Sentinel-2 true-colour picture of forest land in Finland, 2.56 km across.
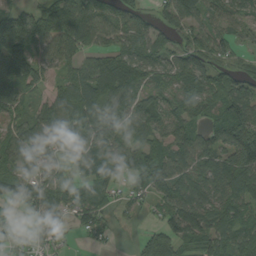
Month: August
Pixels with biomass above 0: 83%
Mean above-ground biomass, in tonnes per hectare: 77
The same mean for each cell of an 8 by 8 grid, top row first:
89 99 116 76 54 80 70 59
157 140 75 60 83 59 76 40
145 38 96 129 66 63 67 68
65 66 121 77 88 65 49 98
89 73 72 78 59 90 69 153
77 75 47 59 92 80 81 138
33 104 75 33 22 102 99 88
31 40 10 13 28 69 90 95
